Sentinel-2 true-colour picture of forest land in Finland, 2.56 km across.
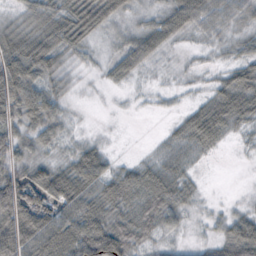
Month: October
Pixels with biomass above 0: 79%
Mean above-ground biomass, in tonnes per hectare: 38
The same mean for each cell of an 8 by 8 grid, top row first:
16 40 75 48 14 48 52 30
65 52 31 13 53 12 10 18
106 36 7 17 8 7 9 44
61 55 3 2 2 9 60 59
45 26 20 4 1 25 37 5
52 60 75 46 40 38 2 0
115 58 64 41 44 39 7 11
102 74 77 95 29 13 20 80
